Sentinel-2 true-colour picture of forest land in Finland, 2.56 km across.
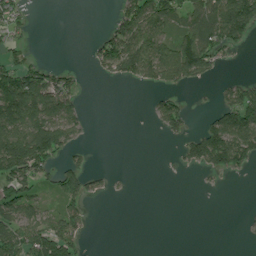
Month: July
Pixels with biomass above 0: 42%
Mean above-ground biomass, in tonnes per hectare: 55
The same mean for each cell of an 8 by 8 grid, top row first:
45 0 0 23 109 85 105 153
30 0 0 104 108 126 114 29
137 93 22 29 64 96 29 29
163 126 37 0 3 75 19 130
163 157 32 0 0 20 161 144
112 45 85 12 0 2 24 22
102 36 51 0 0 0 0 2
90 117 47 0 0 0 0 2
